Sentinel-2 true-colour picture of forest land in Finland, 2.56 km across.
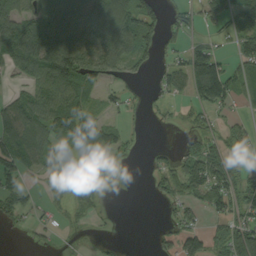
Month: September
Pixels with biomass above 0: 58%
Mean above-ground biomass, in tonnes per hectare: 57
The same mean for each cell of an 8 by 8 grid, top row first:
93 108 108 122 107 28 54 91
111 119 96 103 70 30 48 56
31 120 111 49 13 54 151 74
74 105 97 27 15 12 43 21
64 58 63 73 5 11 45 42
45 32 25 13 9 78 134 62
45 16 27 3 0 33 73 74
1 10 6 9 0 66 76 95
